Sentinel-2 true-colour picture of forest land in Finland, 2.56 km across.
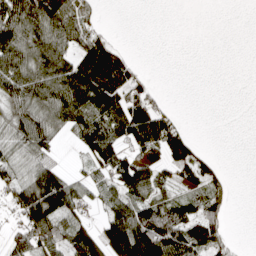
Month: April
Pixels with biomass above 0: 58%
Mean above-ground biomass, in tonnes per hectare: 66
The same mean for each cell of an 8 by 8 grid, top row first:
108 142 78 0 0 0 0 0
132 125 79 79 0 0 0 0
122 131 138 141 29 0 0 0
96 104 116 115 112 23 0 0
83 73 58 107 117 104 4 0
67 95 26 68 85 39 62 0
55 133 46 57 93 96 75 0
46 83 118 131 168 150 115 6
